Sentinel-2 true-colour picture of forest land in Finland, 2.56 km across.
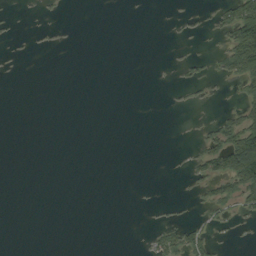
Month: September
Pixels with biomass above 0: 13%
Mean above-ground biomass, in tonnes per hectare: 10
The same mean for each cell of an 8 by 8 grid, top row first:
3 2 0 0 0 4 8 71
1 2 0 0 0 2 2 91
0 0 0 0 0 4 13 34
0 0 0 0 0 3 2 28
0 0 0 0 0 1 28 96
0 0 0 0 0 1 33 87
0 0 0 0 1 4 18 24
0 0 0 0 5 38 27 2
